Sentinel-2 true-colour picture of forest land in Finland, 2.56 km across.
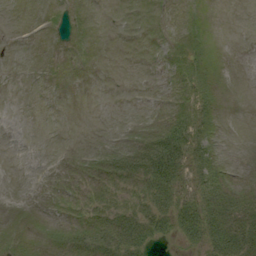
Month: September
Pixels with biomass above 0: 35%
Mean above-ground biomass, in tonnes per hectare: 7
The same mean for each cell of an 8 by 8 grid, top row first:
0 1 2 0 0 2 2 0
0 0 1 0 0 5 6 0
0 0 0 0 0 4 6 0
0 0 0 0 0 8 9 0
0 0 0 2 12 32 13 0
0 0 2 14 25 30 20 1
0 0 5 17 19 25 28 20
4 4 14 27 23 10 24 27
